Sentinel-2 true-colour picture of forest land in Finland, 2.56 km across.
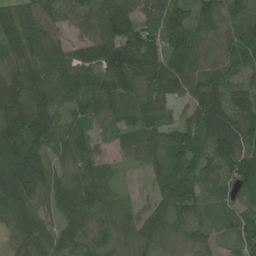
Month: July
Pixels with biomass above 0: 92%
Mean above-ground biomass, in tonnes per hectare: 71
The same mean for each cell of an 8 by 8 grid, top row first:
66 58 53 132 71 102 71 80
66 73 64 160 110 91 77 107
80 88 71 120 83 94 84 58
98 86 64 83 65 27 119 112
86 65 70 22 49 73 65 104
130 64 66 37 18 79 52 61
76 55 76 57 33 58 40 54
41 65 50 39 43 32 38 65
